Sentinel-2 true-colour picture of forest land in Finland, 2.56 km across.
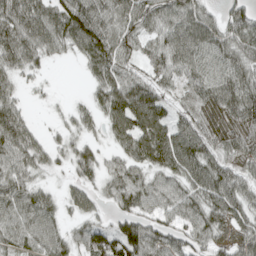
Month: April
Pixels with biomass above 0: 87%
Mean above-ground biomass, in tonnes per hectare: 66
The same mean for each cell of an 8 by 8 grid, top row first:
103 97 100 67 86 77 48 52
97 72 70 90 49 83 88 73
40 12 6 62 53 44 84 88
67 6 30 65 95 48 61 96
88 36 43 29 92 94 74 69
66 24 42 53 55 61 98 68
76 70 43 36 63 68 84 73
74 80 55 94 100 59 66 68
